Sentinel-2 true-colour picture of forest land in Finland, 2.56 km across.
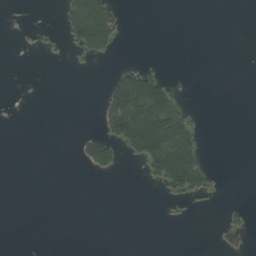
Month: August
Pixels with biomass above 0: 15%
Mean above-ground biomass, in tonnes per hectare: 19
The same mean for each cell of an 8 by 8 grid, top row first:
0 0 112 69 0 0 0 0
0 5 47 38 0 0 0 0
0 0 0 34 90 5 0 0
0 0 0 79 148 76 0 0
0 0 22 55 143 99 4 0
0 0 1 10 21 116 30 0
0 0 0 0 0 3 2 9
0 0 0 0 0 0 0 19
